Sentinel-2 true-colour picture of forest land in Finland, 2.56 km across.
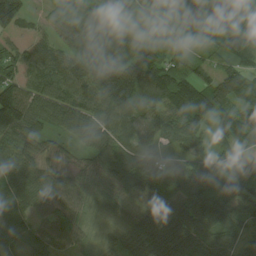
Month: August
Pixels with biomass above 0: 94%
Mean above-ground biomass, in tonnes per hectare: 89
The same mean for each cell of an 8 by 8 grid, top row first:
142 45 124 81 59 93 106 96
46 62 128 149 96 53 39 79
78 107 136 200 128 104 67 87
125 107 120 122 72 110 111 77
101 52 68 118 89 47 49 63
92 63 61 76 103 81 77 110
65 65 69 55 79 94 110 82
78 75 64 45 94 153 104 70
